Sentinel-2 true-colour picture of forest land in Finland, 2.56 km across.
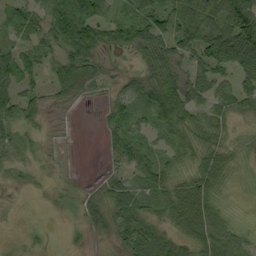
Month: September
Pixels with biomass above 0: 75%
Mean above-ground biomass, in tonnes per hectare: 43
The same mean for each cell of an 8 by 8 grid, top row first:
48 62 100 39 71 71 76 116
44 41 104 30 51 60 76 132
64 39 76 15 51 67 53 46
59 20 1 30 43 98 44 39
33 6 0 33 41 37 44 22
13 5 1 22 46 37 55 10
2 5 19 55 42 55 58 6
6 8 5 24 67 33 58 36
